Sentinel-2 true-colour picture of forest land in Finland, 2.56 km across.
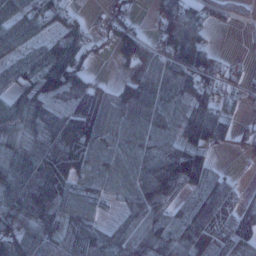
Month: January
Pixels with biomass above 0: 80%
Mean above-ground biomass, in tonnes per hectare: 72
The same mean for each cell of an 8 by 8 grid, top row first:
79 73 22 42 8 118 63 18
62 66 83 54 89 134 59 4
68 110 77 31 110 79 81 29
94 79 119 102 108 44 79 23
69 92 113 54 60 59 78 31
82 119 68 35 73 154 61 10
100 98 78 16 94 46 108 58
106 77 83 73 91 79 81 82
